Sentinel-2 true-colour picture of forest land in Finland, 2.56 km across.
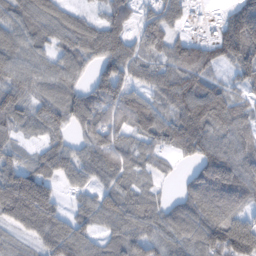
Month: February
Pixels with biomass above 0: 88%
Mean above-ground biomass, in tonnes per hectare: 89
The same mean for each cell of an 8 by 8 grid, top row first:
91 98 59 62 47 69 5 156
74 62 98 111 71 79 71 157
84 71 52 126 67 121 87 64
72 86 96 89 112 99 104 77
46 70 54 75 61 89 113 95
119 97 70 75 52 22 163 144
153 138 48 96 84 78 134 98
46 113 93 65 88 97 126 186
